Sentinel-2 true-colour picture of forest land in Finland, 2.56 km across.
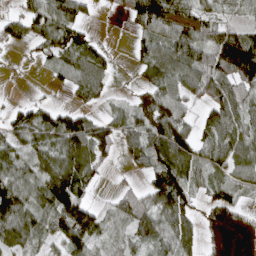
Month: April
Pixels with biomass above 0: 74%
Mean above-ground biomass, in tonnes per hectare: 72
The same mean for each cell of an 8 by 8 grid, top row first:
42 90 58 11 112 85 37 24
28 54 95 16 53 111 97 163
4 13 86 32 44 97 99 120
42 60 52 36 120 94 64 82
59 72 110 64 118 136 76 86
77 101 86 9 46 128 60 62
126 87 127 36 80 130 58 48
74 52 112 37 71 112 35 23
